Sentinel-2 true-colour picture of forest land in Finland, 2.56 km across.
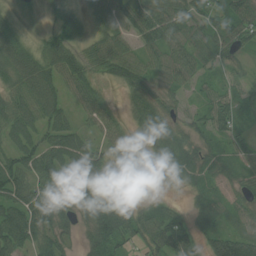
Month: July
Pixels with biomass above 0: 87%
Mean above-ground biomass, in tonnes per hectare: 58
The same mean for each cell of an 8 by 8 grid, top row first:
19 19 38 78 93 81 68 86
74 51 44 94 54 62 69 46
63 78 69 43 61 47 31 28
74 79 35 32 75 30 56 55
57 69 64 56 49 64 35 39
87 67 81 26 22 44 37 42
76 81 63 85 30 22 58 39
93 71 26 95 64 77 69 102
